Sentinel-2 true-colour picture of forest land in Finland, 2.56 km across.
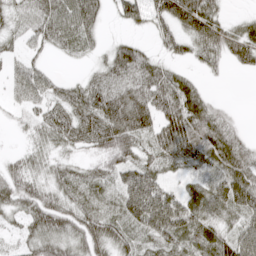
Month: April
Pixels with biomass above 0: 79%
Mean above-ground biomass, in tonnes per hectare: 50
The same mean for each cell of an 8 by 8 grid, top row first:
39 63 87 22 50 80 66 14
21 33 32 30 27 43 61 80
39 38 25 55 66 57 11 1
21 51 68 94 93 86 53 4
5 36 45 75 39 83 79 43
51 34 39 46 68 18 48 72
42 67 50 32 109 78 59 69
15 58 51 61 31 63 57 77
